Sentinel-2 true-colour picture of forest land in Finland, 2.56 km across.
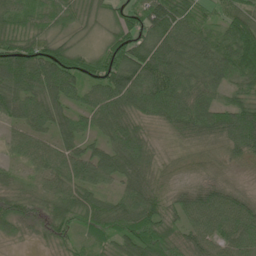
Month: June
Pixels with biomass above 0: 94%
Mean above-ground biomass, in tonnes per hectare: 69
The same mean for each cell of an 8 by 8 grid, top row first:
70 63 49 51 77 88 35 77
87 81 46 86 101 97 82 142
103 111 77 107 103 95 72 79
64 79 49 83 63 84 86 90
43 51 61 68 61 29 44 81
24 58 71 64 70 32 33 19
69 71 77 66 102 58 87 71
20 45 38 53 95 65 67 75
